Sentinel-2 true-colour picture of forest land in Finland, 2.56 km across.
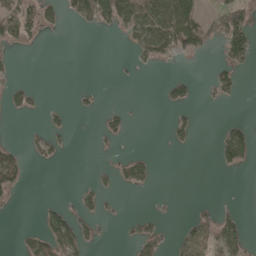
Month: May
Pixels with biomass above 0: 23%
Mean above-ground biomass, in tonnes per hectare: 29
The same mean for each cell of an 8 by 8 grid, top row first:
89 39 62 92 84 128 38 74
19 0 0 0 68 82 31 87
14 0 0 2 1 34 19 26
21 16 9 21 1 20 1 0
18 28 0 9 0 18 0 85
65 0 1 23 49 0 0 4
3 25 33 4 1 2 14 9
13 81 65 2 64 21 69 51
